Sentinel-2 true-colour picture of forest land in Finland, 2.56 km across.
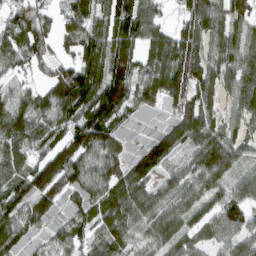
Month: March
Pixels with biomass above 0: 91%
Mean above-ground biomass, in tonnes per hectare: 85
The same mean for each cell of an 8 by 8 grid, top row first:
80 46 94 105 109 33 112 74
84 54 90 118 85 116 103 109
35 63 136 137 73 121 106 117
100 79 119 110 39 60 94 95
83 64 111 75 44 93 135 85
88 134 78 82 85 51 109 67
82 66 62 105 81 83 78 92
69 31 58 91 52 71 52 82
